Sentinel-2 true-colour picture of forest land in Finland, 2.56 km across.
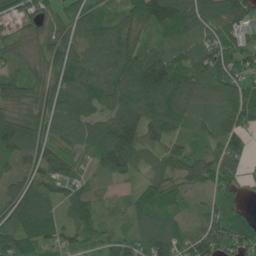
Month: June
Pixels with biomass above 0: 91%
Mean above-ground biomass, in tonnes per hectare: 87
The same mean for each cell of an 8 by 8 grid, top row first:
60 65 94 68 124 158 98 107
57 78 67 104 76 78 92 103
89 76 87 116 99 100 105 86
87 110 93 95 72 97 59 101
129 77 64 153 97 64 52 64
72 80 53 61 50 78 86 71
111 81 95 35 88 49 67 75
142 90 86 74 102 97 119 120
